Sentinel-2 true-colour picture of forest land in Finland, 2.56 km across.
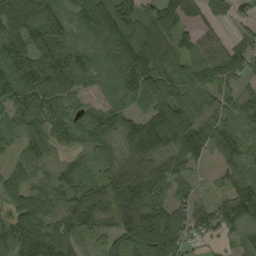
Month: September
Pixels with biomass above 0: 90%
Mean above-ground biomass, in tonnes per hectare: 80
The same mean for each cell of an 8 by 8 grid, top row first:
168 94 62 125 71 119 56 29
61 129 55 100 127 75 59 58
78 117 55 48 115 66 62 48
60 88 50 76 64 145 45 73
44 81 51 63 173 107 86 54
75 53 64 77 112 81 13 61
96 94 82 80 89 67 56 148
114 141 34 48 85 99 30 58
